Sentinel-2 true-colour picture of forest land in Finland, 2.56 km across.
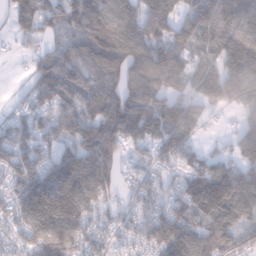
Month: January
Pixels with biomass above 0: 88%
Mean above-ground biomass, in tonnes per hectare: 125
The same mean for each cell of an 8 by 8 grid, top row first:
91 92 119 124 108 90 133 148
25 62 109 187 158 121 108 191
9 123 112 119 201 129 169 202
38 93 101 162 182 154 65 106
100 71 118 146 90 118 27 142
119 152 192 119 76 81 200 154
128 247 199 70 100 106 195 156
82 210 130 87 95 204 161 87
